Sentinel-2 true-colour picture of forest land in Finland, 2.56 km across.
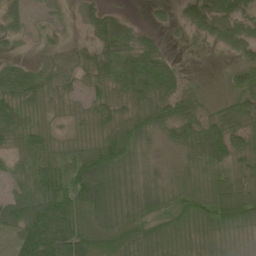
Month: June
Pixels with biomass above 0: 84%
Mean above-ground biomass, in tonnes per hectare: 52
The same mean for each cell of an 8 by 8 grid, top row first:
33 18 24 28 4 14 46 32
13 18 23 53 50 5 8 37
89 57 34 59 109 47 3 36
83 33 21 44 65 71 26 52
46 44 26 71 38 38 99 37
37 83 90 88 43 30 46 53
71 106 75 85 60 54 85 113
58 131 92 61 72 47 58 25
